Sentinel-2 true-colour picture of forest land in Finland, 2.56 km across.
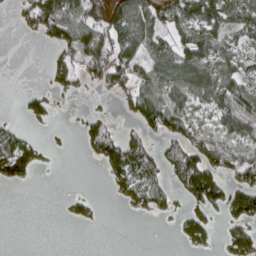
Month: April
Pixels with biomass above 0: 50%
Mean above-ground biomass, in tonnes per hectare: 44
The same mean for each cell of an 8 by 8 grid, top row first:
20 116 104 91 70 63 77 71
0 26 96 80 54 64 68 45
0 22 37 74 54 82 82 61
5 31 5 10 78 77 41 84
66 10 17 59 44 44 51 61
55 0 0 42 78 47 92 46
0 0 20 1 36 21 57 68
0 0 0 0 0 14 41 70
